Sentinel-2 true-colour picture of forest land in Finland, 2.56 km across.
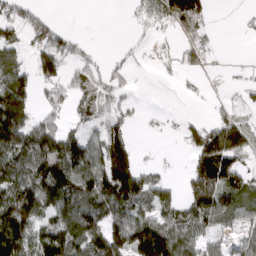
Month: March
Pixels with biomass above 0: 62%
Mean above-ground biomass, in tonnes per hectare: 82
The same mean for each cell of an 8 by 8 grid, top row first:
82 37 0 0 77 139 51 13
58 122 42 7 19 46 62 0
107 74 71 59 1 16 13 17
148 62 53 81 14 7 15 39
126 141 96 128 5 10 163 113
126 161 129 207 88 13 192 98
213 115 137 117 68 92 165 101
162 121 126 134 154 102 58 61
